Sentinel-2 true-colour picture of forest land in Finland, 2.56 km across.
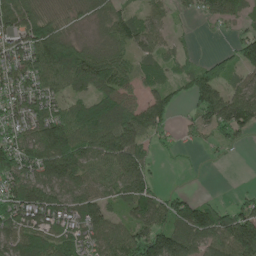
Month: May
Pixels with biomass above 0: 80%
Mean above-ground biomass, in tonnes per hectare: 83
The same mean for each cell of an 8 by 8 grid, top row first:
101 61 35 75 57 28 48 51
87 149 64 62 68 29 2 100
100 102 97 116 68 42 118 48
98 96 79 117 95 31 105 133
98 139 122 137 71 32 26 22
127 119 88 84 99 2 1 0
115 127 109 64 107 97 81 76
95 109 76 103 148 135 91 169
